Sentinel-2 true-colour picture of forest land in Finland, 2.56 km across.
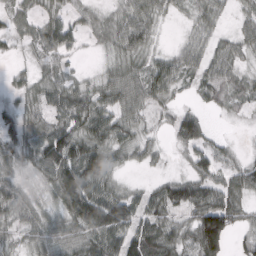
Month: March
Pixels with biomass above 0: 84%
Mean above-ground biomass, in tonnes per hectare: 56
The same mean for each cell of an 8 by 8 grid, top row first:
40 47 32 32 63 14 50 30
21 65 23 34 52 24 46 38
20 49 25 48 68 58 65 38
46 55 79 64 45 46 28 19
74 107 87 74 48 39 49 7
46 67 125 49 13 32 66 51
63 44 135 135 65 67 117 60
32 68 72 84 114 56 148 29
